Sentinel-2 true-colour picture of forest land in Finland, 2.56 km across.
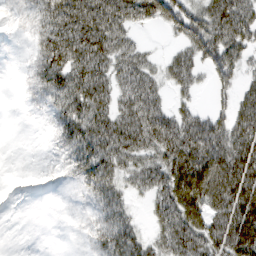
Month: March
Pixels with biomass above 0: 72%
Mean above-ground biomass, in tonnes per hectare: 51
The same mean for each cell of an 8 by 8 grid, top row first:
11 56 85 80 56 63 70 76
1 65 90 68 19 24 70 61
4 65 72 56 68 47 24 37
1 21 65 58 89 41 36 57
0 7 67 78 74 85 96 78
2 7 38 62 56 88 115 93
0 0 7 55 13 84 86 100
0 0 6 69 37 71 78 103
